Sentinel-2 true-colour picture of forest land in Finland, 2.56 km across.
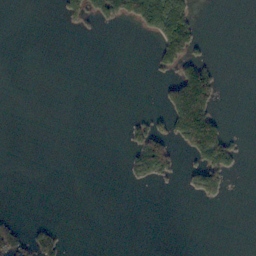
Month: November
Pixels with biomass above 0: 14%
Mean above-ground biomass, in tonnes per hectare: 23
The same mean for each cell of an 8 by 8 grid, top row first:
0 0 42 75 132 135 0 0
0 0 0 0 0 113 9 0
0 0 0 0 1 78 99 0
0 0 0 0 13 116 104 0
0 0 0 0 91 52 146 22
0 0 0 0 43 21 83 6
2 0 0 0 0 0 2 0
52 49 0 0 0 0 0 0
